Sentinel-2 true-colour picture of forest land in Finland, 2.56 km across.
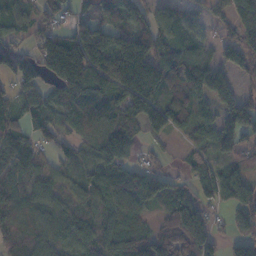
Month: November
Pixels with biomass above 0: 83%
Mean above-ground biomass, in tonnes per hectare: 86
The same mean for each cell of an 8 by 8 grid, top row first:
58 55 36 68 63 56 48 77
63 104 146 127 126 72 37 94
106 80 163 156 174 97 144 34
73 82 124 114 105 78 41 142
102 36 65 153 31 14 70 104
99 67 56 87 103 31 68 88
84 72 54 85 63 100 30 106
84 73 71 91 119 153 94 86
